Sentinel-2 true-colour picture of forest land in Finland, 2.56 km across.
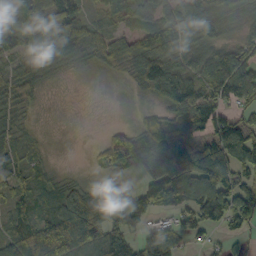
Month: October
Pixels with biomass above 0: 80%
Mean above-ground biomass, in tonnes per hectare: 74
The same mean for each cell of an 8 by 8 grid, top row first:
45 102 67 43 51 84 91 58
59 76 67 70 101 93 67 70
81 22 2 9 79 121 95 113
43 2 2 0 24 67 102 54
39 4 0 100 90 141 108 162
65 27 5 30 48 210 189 100
45 51 82 128 117 88 148 121
89 138 135 115 71 50 29 29
